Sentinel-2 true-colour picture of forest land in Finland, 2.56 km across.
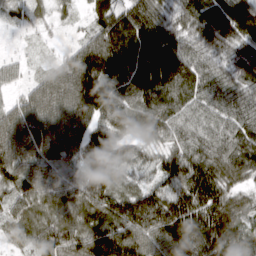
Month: March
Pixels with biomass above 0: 95%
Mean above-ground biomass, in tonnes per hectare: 108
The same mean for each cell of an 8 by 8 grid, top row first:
40 36 28 110 123 74 150 168
9 12 77 161 145 115 81 101
31 77 175 153 159 136 105 88
94 141 193 120 117 103 91 117
137 132 113 101 52 77 100 123
104 95 87 70 46 108 137 81
73 75 97 132 173 145 151 86
39 130 124 190 158 176 173 110
